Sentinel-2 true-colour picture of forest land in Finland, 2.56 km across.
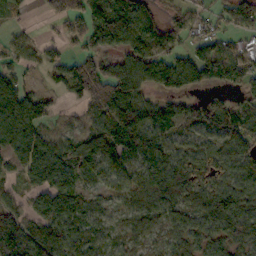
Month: October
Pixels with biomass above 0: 82%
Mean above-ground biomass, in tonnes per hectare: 91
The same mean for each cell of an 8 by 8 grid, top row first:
29 35 94 181 109 74 48 112
53 29 55 88 112 69 88 66
71 13 125 156 94 121 97 74
172 60 39 177 125 85 115 78
134 89 90 130 126 70 68 97
42 146 89 86 90 119 89 103
64 122 101 49 80 96 97 103
168 136 106 48 53 57 79 79
